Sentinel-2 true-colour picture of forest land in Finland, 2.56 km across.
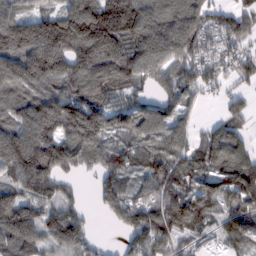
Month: February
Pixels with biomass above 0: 85%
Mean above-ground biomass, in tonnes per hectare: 117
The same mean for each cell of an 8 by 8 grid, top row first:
121 118 189 212 157 148 122 137
153 215 165 189 163 174 112 100
149 124 122 128 78 107 99 71
123 171 171 104 102 95 6 75
183 106 160 90 98 84 105 78
104 111 38 109 79 135 115 187
146 78 47 99 108 127 92 126
134 86 114 8 136 79 22 102
